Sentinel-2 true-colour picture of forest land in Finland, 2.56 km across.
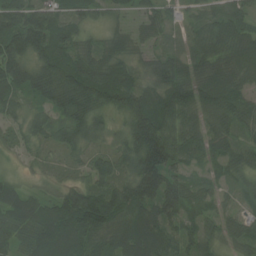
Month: July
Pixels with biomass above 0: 94%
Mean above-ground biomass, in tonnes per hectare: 70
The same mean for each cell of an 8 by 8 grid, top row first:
112 90 65 34 37 34 53 57
120 115 64 45 31 24 75 85
89 101 124 93 43 87 73 62
43 49 76 68 120 100 57 68
37 39 55 37 149 80 53 47
24 24 30 75 149 69 22 37
73 65 144 101 109 86 40 30
65 99 88 76 107 80 44 45
